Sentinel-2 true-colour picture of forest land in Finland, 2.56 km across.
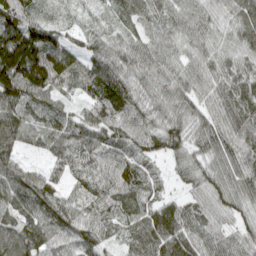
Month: April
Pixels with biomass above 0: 95%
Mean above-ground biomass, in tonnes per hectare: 75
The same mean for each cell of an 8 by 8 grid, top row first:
121 34 20 34 55 57 55 70
190 132 54 69 60 57 62 65
156 133 75 98 71 74 67 69
91 82 42 73 69 75 61 78
93 68 94 79 75 62 68 75
81 56 66 90 79 29 66 77
81 102 82 83 75 50 62 57
109 88 98 48 96 77 62 52
